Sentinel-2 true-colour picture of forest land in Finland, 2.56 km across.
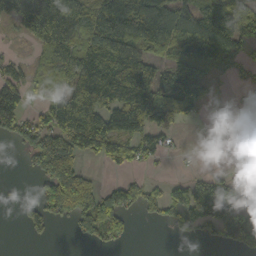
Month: October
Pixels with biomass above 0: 59%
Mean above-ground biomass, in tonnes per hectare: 83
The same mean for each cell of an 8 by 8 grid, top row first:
99 149 107 145 162 135 104 155
5 80 107 161 109 116 142 66
79 71 156 199 164 89 36 15
105 78 186 135 144 101 12 1
38 133 120 119 82 12 4 3
1 136 115 11 28 12 46 23
13 118 138 145 65 82 118 103
0 18 30 52 0 17 35 74
